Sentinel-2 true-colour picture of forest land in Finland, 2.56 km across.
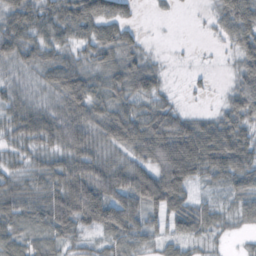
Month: October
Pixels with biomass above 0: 85%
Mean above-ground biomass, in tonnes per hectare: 49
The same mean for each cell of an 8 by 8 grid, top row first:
61 47 75 56 2 3 9 86
57 46 36 55 19 1 2 55
21 34 58 59 70 1 5 58
46 37 58 61 58 37 14 64
33 42 55 46 73 93 88 72
34 55 73 81 75 109 45 54
49 67 99 102 66 69 35 33
46 44 33 41 39 45 26 9
